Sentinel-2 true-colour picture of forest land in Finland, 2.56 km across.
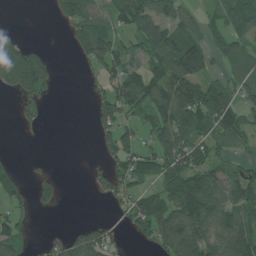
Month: July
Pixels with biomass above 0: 56%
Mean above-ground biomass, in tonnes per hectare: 63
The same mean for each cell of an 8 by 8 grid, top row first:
1 13 100 70 122 65 39 98
84 11 65 94 83 124 77 66
135 65 4 69 83 129 80 72
18 10 0 81 62 106 122 79
1 1 0 72 44 109 80 45
42 25 0 72 59 101 86 57
36 19 0 19 82 103 111 94
69 23 70 42 31 128 101 111
